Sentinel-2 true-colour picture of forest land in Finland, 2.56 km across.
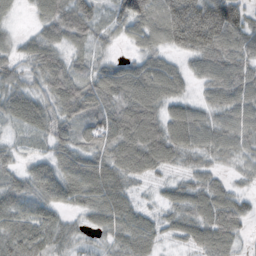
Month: October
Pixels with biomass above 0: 90%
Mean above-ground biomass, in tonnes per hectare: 65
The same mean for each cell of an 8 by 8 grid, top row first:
21 66 78 45 106 116 131 94
36 70 49 25 56 65 110 81
49 82 70 86 101 73 57 75
72 69 71 81 103 65 49 76
28 46 57 74 105 87 66 62
46 70 81 81 49 24 45 21
66 58 44 80 27 53 78 51
86 79 30 49 65 28 74 35
